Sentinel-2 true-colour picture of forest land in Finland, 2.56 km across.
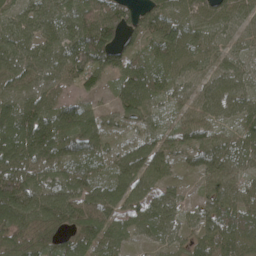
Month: May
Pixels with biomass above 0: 93%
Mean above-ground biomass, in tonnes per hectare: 75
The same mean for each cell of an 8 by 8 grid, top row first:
43 51 74 84 67 68 80 69
66 65 109 125 58 101 64 55
63 57 58 44 107 63 62 70
105 93 74 50 90 37 57 65
125 128 95 34 60 63 81 73
109 67 83 69 91 31 71 55
145 126 106 93 89 61 65 84
64 66 75 72 35 50 83 81
